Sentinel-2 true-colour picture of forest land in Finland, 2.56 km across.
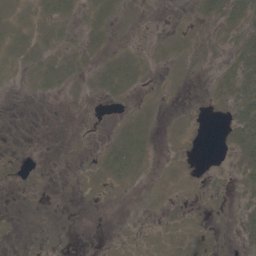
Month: May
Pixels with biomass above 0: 35%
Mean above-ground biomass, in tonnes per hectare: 5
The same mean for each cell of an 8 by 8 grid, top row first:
3 9 7 7 1 0 13 23
5 4 9 5 2 6 4 15
0 9 4 18 4 1 3 24
0 0 1 1 4 1 1 21
1 0 1 7 9 2 0 19
2 2 2 10 2 1 4 8
1 1 0 0 2 4 4 7
1 2 0 1 1 3 3 7
